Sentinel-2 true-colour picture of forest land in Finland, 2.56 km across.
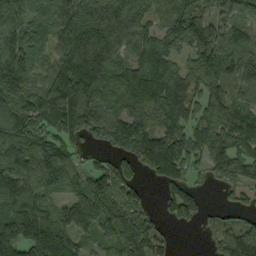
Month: September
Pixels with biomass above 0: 87%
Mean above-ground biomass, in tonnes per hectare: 118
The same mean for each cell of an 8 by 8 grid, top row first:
88 95 178 192 127 96 74 64
121 73 208 183 85 71 154 107
172 94 203 122 132 129 97 118
148 153 174 94 121 126 76 94
173 142 69 96 168 133 152 119
151 142 75 131 49 89 50 104
179 83 218 147 71 90 21 55
175 205 74 104 132 15 24 169
